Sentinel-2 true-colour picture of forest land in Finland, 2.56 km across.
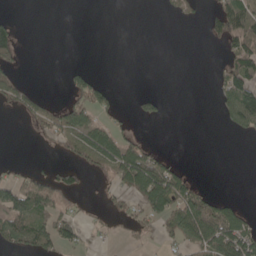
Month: May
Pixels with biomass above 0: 32%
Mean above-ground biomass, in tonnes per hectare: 29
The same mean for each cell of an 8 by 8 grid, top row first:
8 0 0 0 0 15 19 90
50 0 0 0 0 0 3 66
26 0 35 6 0 0 1 79
18 29 71 31 24 0 0 81
0 8 39 63 39 0 0 0
18 35 24 36 105 59 0 0
66 53 8 13 47 73 74 31
65 63 26 4 7 33 94 96
